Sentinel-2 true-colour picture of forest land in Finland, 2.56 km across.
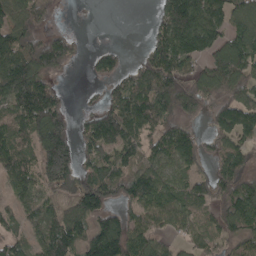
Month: April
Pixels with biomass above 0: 73%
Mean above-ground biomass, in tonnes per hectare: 106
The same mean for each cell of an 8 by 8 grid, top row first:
108 51 0 0 2 142 139 119
128 169 32 39 40 141 113 157
173 88 3 84 132 137 142 152
118 200 33 127 143 128 74 180
82 192 95 149 101 140 70 101
92 141 139 125 116 87 90 124
58 65 120 82 129 124 92 162
57 121 106 196 121 55 92 97
